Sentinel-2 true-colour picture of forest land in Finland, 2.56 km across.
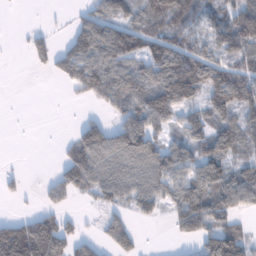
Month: January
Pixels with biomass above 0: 63%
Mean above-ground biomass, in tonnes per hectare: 67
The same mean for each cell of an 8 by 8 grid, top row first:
0 3 32 75 76 91 74 113
3 54 99 130 93 102 77 98
0 7 94 123 103 163 118 104
0 0 6 43 112 81 70 84
0 2 56 95 118 61 89 75
22 14 74 79 87 91 103 84
5 37 11 47 48 76 110 58
182 167 55 63 13 16 65 64
